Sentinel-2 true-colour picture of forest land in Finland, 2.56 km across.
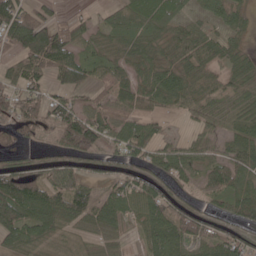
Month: May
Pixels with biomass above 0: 79%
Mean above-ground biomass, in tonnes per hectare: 61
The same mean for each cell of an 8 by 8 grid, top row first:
105 44 23 30 68 44 27 32
73 135 58 40 54 68 65 28
61 51 74 60 54 72 72 56
90 74 73 68 56 38 60 53
46 30 121 54 77 36 43 61
93 58 56 50 58 65 60 71
110 78 85 60 61 81 39 70
58 38 21 35 42 85 68 65
